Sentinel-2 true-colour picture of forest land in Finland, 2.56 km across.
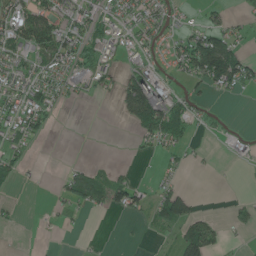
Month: June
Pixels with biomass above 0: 43%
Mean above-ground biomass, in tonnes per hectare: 34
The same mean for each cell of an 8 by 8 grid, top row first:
77 76 54 48 43 26 18 12
60 85 65 39 45 40 124 40
43 57 49 33 79 21 73 75
57 32 0 6 116 75 14 0
37 3 0 0 19 42 2 10
27 1 49 27 2 16 2 0
8 6 34 43 29 93 2 19
1 3 2 0 3 40 84 4
